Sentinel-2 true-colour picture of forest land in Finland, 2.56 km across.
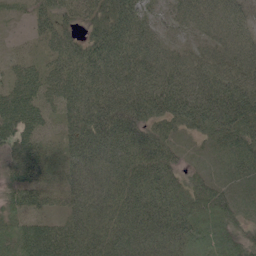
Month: June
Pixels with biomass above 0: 96%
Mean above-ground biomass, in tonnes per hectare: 66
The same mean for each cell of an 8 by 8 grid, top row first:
21 52 46 81 59 42 46 40
17 40 60 93 69 35 40 53
54 62 67 75 85 81 74 89
91 47 68 90 91 103 112 122
76 33 69 88 84 46 43 77
60 38 54 64 82 60 57 59
55 40 57 64 85 83 86 53
83 100 76 74 78 78 54 67
